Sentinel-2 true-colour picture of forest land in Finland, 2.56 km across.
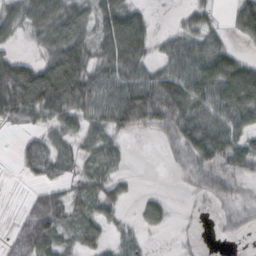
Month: October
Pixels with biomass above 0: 71%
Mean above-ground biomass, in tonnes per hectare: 46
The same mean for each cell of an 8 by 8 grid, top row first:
44 82 52 79 32 7 25 52
14 50 63 87 54 47 59 14
105 103 88 67 73 83 86 104
67 65 53 82 122 89 70 75
12 26 32 36 2 41 98 57
5 28 29 35 0 7 36 37
3 62 36 27 31 7 6 25
33 66 43 22 16 6 1 5
